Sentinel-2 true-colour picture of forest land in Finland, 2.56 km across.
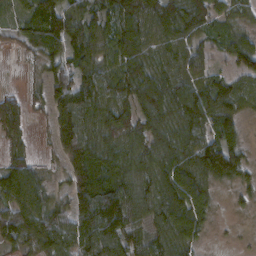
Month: February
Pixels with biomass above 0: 87%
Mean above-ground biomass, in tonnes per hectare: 79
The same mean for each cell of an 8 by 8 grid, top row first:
22 99 74 87 92 94 82 51
22 71 95 74 83 73 35 80
7 59 94 94 107 99 81 78
68 51 109 112 94 108 127 68
44 15 114 94 87 102 112 58
109 30 105 103 80 103 110 76
98 99 90 125 71 94 47 22
83 106 108 106 65 82 15 6
